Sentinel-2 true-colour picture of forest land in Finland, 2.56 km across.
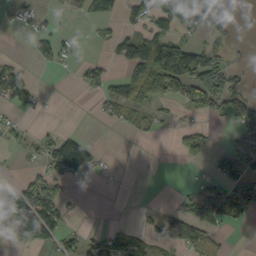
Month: September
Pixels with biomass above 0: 41%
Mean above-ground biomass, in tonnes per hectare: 46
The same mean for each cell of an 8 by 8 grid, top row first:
24 16 26 42 74 81 60 7
9 55 11 33 110 128 51 3
108 3 30 48 120 153 110 25
40 4 0 38 51 24 53 74
29 49 71 0 4 29 44 41
8 61 63 6 0 0 34 92
99 129 6 0 8 25 107 71
40 55 48 56 44 87 51 0
